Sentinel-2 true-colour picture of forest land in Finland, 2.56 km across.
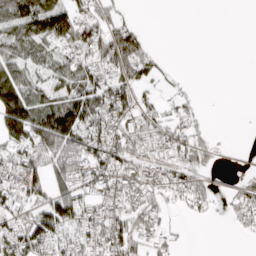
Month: March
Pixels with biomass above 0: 60%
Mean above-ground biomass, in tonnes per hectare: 47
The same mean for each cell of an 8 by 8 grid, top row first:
70 103 54 33 0 0 0 0
56 43 59 111 62 0 0 0
90 40 90 67 47 8 0 0
143 104 117 69 38 26 5 0
62 121 80 79 47 52 34 1
57 66 79 73 48 48 35 12
39 67 59 54 55 14 17 37
68 61 35 64 58 25 0 3
